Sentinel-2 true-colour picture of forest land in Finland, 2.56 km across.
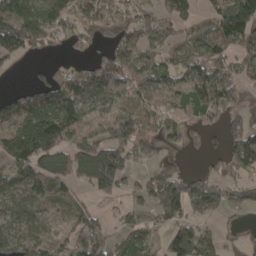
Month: April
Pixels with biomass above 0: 74%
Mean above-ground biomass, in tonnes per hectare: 92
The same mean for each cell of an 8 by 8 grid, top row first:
171 134 114 102 62 94 67 212
128 49 39 79 92 70 115 85
2 63 102 119 103 84 147 87
106 139 113 75 100 73 99 48
188 199 108 161 105 45 20 119
101 118 95 177 40 70 37 48
73 56 51 22 53 119 84 29
73 55 114 92 79 117 112 39
